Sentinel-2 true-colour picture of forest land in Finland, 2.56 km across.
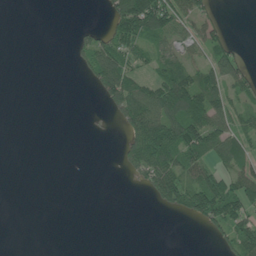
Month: June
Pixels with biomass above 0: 39%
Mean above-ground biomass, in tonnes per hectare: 41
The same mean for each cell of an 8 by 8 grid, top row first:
0 0 0 70 161 93 41 0
0 0 32 81 50 47 64 17
0 0 5 118 47 130 73 64
0 0 0 29 119 121 118 47
0 0 0 1 137 127 94 67
0 0 0 0 60 109 78 71
0 0 0 0 0 50 130 82
0 0 0 0 0 0 12 86
